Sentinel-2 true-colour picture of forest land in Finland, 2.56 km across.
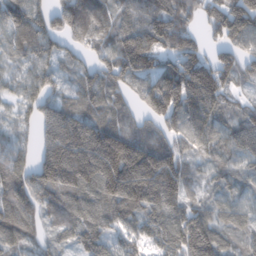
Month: February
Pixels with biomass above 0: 91%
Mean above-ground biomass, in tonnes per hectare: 127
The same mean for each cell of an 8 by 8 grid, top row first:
131 109 157 97 124 143 92 204
95 109 70 115 217 155 74 107
74 100 83 116 116 214 225 75
54 111 113 102 94 182 157 81
69 143 211 215 141 102 89 130
119 180 207 225 270 173 55 89
132 99 130 131 174 142 83 78
104 59 94 92 91 162 163 67
